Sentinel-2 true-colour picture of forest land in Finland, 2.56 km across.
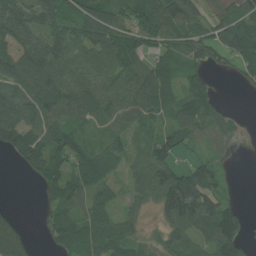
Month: July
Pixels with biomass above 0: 80%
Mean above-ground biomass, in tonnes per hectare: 65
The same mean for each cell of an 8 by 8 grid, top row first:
103 76 75 85 87 85 34 52
90 93 78 89 64 55 79 76
94 98 58 74 83 50 50 26
100 92 68 73 67 51 77 8
109 90 55 45 36 58 39 30
5 74 70 32 62 94 103 6
6 38 54 43 29 134 126 41
72 25 70 77 32 52 79 87
